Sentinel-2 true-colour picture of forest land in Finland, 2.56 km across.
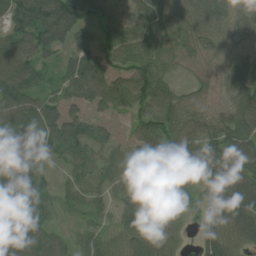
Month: August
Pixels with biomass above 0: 85%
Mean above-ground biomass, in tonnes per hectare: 54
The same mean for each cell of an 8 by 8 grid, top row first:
76 109 72 31 61 58 62 47
69 62 53 55 75 52 35 33
90 28 80 60 91 24 13 50
91 70 38 33 71 63 26 49
82 89 65 33 42 61 53 63
66 18 47 45 37 60 45 64
61 35 27 33 57 41 44 95
87 66 31 34 57 29 42 44
